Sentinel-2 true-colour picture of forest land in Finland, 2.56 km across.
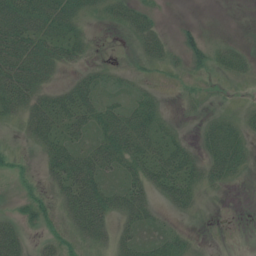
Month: July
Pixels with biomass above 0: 66%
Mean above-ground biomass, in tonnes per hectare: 24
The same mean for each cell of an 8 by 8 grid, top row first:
57 50 33 24 25 1 0 0
51 45 25 3 31 16 25 13
50 26 22 14 12 9 9 12
30 48 40 29 33 6 16 15
8 31 26 43 36 24 27 30
17 22 51 23 35 42 30 15
13 24 49 35 36 20 3 0
34 18 25 29 28 22 0 0
